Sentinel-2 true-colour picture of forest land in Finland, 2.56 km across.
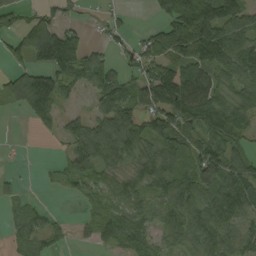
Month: September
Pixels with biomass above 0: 71%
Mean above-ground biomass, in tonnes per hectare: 71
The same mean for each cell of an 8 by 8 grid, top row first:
46 42 19 16 3 132 104 115
61 179 90 33 64 124 143 105
60 123 76 81 79 166 110 100
18 94 22 106 96 150 157 126
3 4 88 125 91 71 84 46
12 7 67 48 62 65 103 93
28 16 10 34 37 80 80 78
39 32 7 37 69 52 73 66
